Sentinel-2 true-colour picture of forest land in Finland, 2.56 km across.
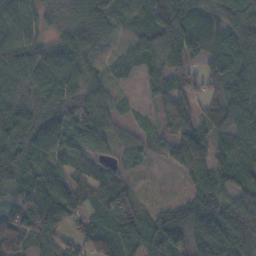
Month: November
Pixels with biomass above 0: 89%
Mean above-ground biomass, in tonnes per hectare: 68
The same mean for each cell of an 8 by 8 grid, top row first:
84 37 61 68 72 95 75 53
99 58 76 17 51 75 63 77
80 103 73 26 27 64 48 69
102 78 76 37 8 75 52 80
101 109 77 43 20 67 75 67
96 96 40 48 7 17 92 65
89 161 66 70 30 48 96 102
93 66 58 68 70 63 132 85
